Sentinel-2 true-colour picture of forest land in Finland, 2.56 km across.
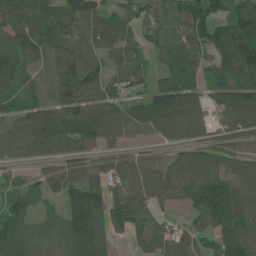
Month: June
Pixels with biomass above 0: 87%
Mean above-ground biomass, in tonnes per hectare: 96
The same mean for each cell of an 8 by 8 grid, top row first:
163 144 129 65 78 92 129 115
137 151 103 81 61 79 91 157
101 65 168 73 49 93 68 124
82 78 118 100 98 144 58 115
114 130 78 61 35 62 82 58
44 72 78 87 133 100 117 90
122 50 134 103 111 21 119 120
132 83 144 55 54 58 59 123
